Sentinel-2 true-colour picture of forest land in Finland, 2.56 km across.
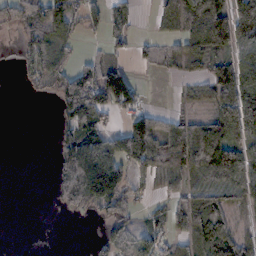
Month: November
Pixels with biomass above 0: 58%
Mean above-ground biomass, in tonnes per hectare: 53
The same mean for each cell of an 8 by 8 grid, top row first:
40 78 42 41 3 80 123 113
14 64 12 23 26 31 74 59
6 51 104 106 10 12 45 77
0 0 119 41 48 22 35 82
0 0 127 69 110 137 125 54
0 14 178 168 41 65 77 71
0 6 58 61 14 38 85 30
0 0 0 40 41 35 97 52
